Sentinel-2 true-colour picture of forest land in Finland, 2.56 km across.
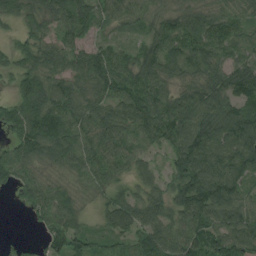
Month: August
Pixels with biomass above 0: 91%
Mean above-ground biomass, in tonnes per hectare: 72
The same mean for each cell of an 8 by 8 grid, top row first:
54 65 74 50 50 68 62 53
43 62 56 47 52 86 96 73
57 72 62 83 81 57 74 110
85 133 68 64 93 98 100 98
74 113 82 80 69 85 108 109
56 38 46 57 52 77 116 69
10 72 44 63 82 83 100 78
9 45 70 54 78 71 92 96
